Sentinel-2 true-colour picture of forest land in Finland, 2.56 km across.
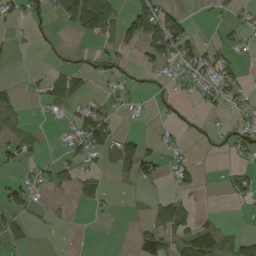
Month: August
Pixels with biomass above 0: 34%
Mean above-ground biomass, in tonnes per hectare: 24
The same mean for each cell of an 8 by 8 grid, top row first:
23 16 96 37 82 36 5 12
9 1 8 23 46 68 26 18
3 37 32 13 4 18 38 35
17 6 34 24 5 12 13 26
39 4 40 44 32 12 5 26
17 25 26 10 41 31 1 23
46 9 5 3 5 53 3 6
24 1 1 0 40 46 67 31
